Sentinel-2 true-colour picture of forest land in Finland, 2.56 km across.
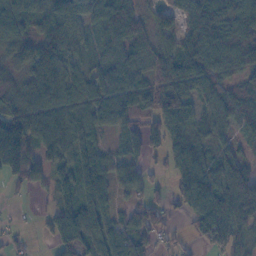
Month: November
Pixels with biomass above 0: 83%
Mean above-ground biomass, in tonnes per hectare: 79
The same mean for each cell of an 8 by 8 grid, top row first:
101 93 72 114 55 63 109 89
74 109 42 75 60 82 95 92
47 141 62 96 64 113 91 51
72 97 76 105 66 118 70 83
176 81 92 34 87 78 69 42
75 54 113 69 52 84 103 133
6 27 114 59 68 32 101 156
21 31 126 94 65 27 47 54
